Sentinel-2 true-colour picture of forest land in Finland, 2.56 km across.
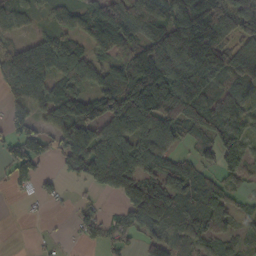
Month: October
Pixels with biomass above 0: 75%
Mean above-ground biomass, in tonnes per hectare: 89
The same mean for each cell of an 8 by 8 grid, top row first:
76 44 82 135 133 118 150 129
77 123 65 94 106 143 198 67
145 106 92 91 186 179 164 103
65 57 131 118 167 161 104 73
86 67 158 156 102 47 74 72
62 22 32 129 85 84 38 57
1 9 30 15 154 112 107 32
0 10 19 39 40 60 67 40
